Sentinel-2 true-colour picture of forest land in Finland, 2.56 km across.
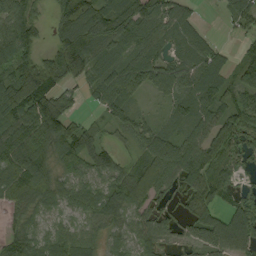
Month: September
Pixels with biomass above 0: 85%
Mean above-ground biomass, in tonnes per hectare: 84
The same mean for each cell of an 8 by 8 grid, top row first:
115 39 124 129 120 92 3 86
123 52 149 103 94 59 71 26
144 149 70 110 86 90 89 82
129 137 25 74 24 55 88 90
136 126 117 40 64 101 107 82
126 84 72 81 115 91 99 38
62 58 58 85 71 40 94 83
65 57 66 45 59 38 84 104
